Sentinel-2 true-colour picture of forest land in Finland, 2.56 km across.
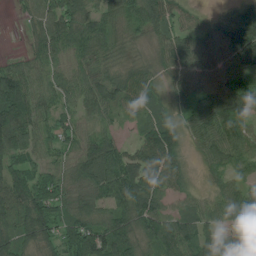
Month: July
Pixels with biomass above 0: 91%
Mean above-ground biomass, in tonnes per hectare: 79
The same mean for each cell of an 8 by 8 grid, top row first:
11 87 82 58 93 59 25 107
4 83 77 64 51 89 75 150
122 62 77 93 72 66 83 83
139 57 61 54 55 55 95 78
85 53 70 66 92 77 66 84
89 73 80 124 121 85 25 46
120 116 82 84 103 42 52 91
94 91 130 114 72 104 66 88
